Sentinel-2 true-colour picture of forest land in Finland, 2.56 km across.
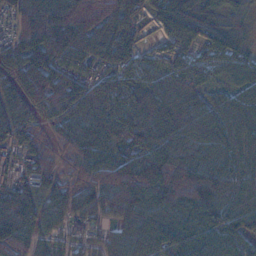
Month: November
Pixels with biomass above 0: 93%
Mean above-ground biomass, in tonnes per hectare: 92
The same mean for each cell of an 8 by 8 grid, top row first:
80 125 125 107 51 104 76 39
62 132 113 110 42 64 79 57
84 128 96 95 86 90 54 67
110 81 120 130 132 113 106 71
91 57 111 115 138 115 110 67
64 81 67 105 161 128 141 100
140 56 58 59 105 136 136 112
98 37 35 42 61 78 86 78
